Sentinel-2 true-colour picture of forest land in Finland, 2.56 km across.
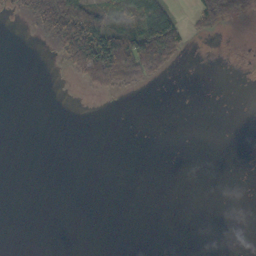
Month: October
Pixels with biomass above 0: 16%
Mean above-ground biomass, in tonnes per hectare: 15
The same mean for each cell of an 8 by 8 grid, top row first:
9 69 106 56 98 30 51 18
0 4 109 127 97 48 0 0
0 0 21 60 28 0 0 0
0 0 0 0 0 0 0 0
0 0 0 0 0 0 0 0
0 0 0 0 0 0 0 0
0 0 0 0 0 0 0 0
0 0 0 0 0 0 0 0
